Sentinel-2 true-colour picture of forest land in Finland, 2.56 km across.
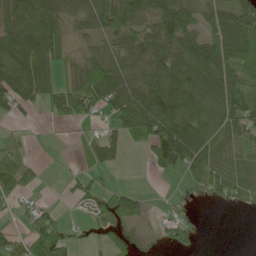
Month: May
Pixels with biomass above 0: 68%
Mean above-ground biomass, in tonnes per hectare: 50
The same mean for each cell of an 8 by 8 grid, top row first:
74 75 70 105 51 73 37 63
69 70 19 34 49 67 82 127
72 46 61 79 54 82 87 112
32 26 45 64 101 108 61 98
23 2 25 42 47 125 52 33
72 5 31 8 2 22 68 24
22 26 21 65 28 19 4 20
36 99 18 32 12 40 2 0
